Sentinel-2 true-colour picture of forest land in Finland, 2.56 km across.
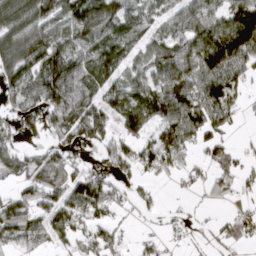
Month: March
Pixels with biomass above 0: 72%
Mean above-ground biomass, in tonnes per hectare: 73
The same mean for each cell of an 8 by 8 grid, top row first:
107 95 121 119 71 58 78 112
105 120 78 106 60 88 140 141
91 114 95 61 78 103 115 67
70 108 112 87 117 114 92 28
39 54 71 72 67 103 56 12
46 84 59 63 31 27 35 47
94 76 89 59 23 10 13 23
74 59 48 45 21 13 34 49
